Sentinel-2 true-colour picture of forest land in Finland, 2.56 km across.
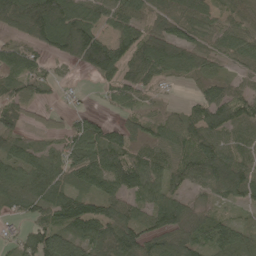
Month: May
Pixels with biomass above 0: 84%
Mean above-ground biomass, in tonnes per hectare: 77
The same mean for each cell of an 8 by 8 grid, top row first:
149 194 103 72 63 96 48 72
56 71 159 100 112 94 54 76
71 58 6 54 73 23 51 43
61 29 26 21 39 37 92 78
61 39 95 107 63 73 94 63
75 106 89 98 109 74 126 124
48 92 93 100 55 92 38 33
36 112 92 121 101 93 69 63
